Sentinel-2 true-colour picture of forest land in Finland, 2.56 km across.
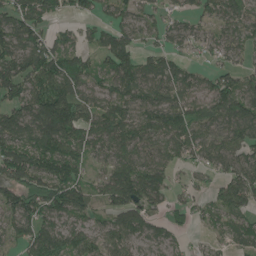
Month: June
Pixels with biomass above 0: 83%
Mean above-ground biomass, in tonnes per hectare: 82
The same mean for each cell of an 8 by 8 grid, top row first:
103 76 43 51 54 39 55 62
111 111 65 122 50 53 42 55
124 132 94 72 77 77 51 78
89 180 121 85 89 100 69 125
104 115 102 89 81 86 85 92
111 128 82 100 109 28 34 94
112 132 104 73 77 39 46 88
78 117 77 74 59 36 20 47
